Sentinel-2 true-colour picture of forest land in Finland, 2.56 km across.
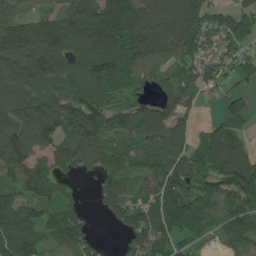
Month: June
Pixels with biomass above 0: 85%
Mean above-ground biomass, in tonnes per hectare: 117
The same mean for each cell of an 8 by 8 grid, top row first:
121 118 189 212 157 148 122 137
153 215 165 189 163 174 112 100
149 124 122 128 78 107 99 71
123 171 171 104 102 95 6 75
183 106 160 90 98 84 105 78
104 111 38 109 79 135 115 187
146 78 47 99 108 127 92 126
134 86 114 8 136 79 22 102
